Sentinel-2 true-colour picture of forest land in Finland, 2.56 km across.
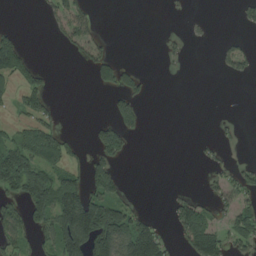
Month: August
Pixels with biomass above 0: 32%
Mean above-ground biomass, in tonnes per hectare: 46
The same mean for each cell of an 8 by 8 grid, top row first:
0 17 57 0 0 4 4 23
72 1 45 13 0 13 3 31
41 22 0 60 24 2 0 17
20 42 0 52 33 0 0 0
74 101 14 112 0 0 13 8
150 93 59 88 0 0 23 39
45 121 214 108 16 52 42 68
55 43 208 178 191 24 131 57
